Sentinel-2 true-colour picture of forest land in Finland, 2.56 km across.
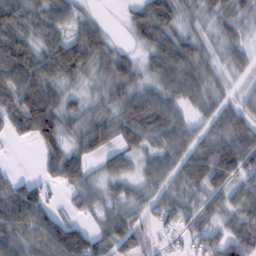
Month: February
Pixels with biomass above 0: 87%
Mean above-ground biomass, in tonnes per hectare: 69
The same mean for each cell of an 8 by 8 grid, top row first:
80 69 39 3 81 64 51 62
98 78 116 59 53 102 44 48
90 84 47 79 49 87 64 31
89 154 60 60 111 70 56 76
18 76 60 59 64 87 83 124
27 34 75 46 40 66 124 73
117 63 37 61 55 75 58 57
64 108 93 79 46 27 70 99
